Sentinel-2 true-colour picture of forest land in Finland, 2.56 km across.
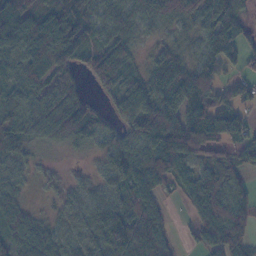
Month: November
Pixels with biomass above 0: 85%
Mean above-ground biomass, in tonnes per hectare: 71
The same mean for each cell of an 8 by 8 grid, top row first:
126 95 75 61 60 72 65 71
86 106 76 76 14 38 67 83
63 65 36 75 60 121 94 50
60 82 106 41 109 119 113 59
69 31 50 75 104 152 81 51
37 19 16 71 92 83 73 44
49 15 50 73 90 6 123 87
59 67 47 101 98 22 90 92
